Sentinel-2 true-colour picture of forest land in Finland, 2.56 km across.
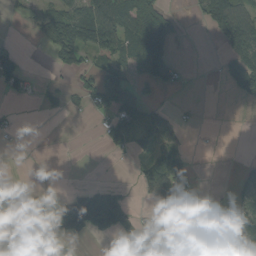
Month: August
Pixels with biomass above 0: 39%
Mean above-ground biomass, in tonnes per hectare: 50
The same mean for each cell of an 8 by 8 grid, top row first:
9 65 124 97 168 17 83 95
20 39 125 93 145 40 0 134
79 10 37 84 40 25 0 85
7 26 18 90 42 15 0 1
2 0 0 42 48 36 1 0
0 0 0 1 51 93 2 20
177 16 176 144 11 59 12 44
136 70 35 16 60 57 0 54
